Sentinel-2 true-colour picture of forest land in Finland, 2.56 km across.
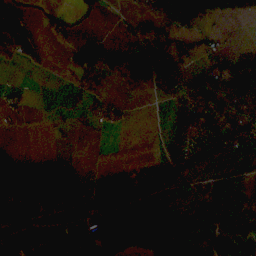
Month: November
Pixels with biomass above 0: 57%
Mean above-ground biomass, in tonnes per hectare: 58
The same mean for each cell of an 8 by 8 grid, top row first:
91 28 30 4 73 167 80 53
66 13 33 66 78 76 47 9
0 0 37 29 73 70 77 84
13 4 15 19 0 54 117 93
4 4 2 1 0 46 88 73
116 145 84 59 32 60 40 42
108 77 72 67 81 31 66 83
77 71 104 87 87 138 64 75
